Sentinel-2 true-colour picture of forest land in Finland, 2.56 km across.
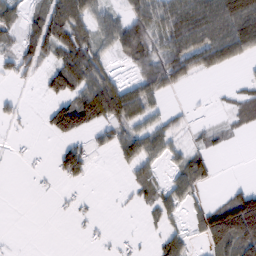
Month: February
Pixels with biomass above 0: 52%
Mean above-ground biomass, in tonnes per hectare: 48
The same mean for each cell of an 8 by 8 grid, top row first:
35 78 89 48 85 93 113 130
48 75 88 52 88 94 113 90
28 54 101 52 79 62 6 11
17 42 134 95 66 17 4 34
2 5 34 46 82 34 24 2
0 6 40 1 39 44 39 0
0 1 10 2 33 42 50 149
1 0 2 5 4 56 61 135
